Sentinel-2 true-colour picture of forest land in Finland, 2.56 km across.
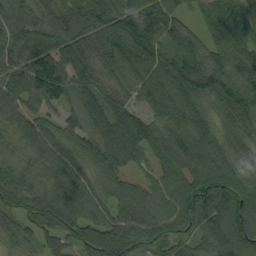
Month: September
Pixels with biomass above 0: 95%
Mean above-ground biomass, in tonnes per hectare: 100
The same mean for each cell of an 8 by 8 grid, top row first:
83 97 119 119 117 74 62 86
102 102 115 120 134 119 75 101
83 89 103 76 99 135 146 119
83 50 89 113 59 92 65 133
60 101 93 115 108 100 102 87
92 83 90 91 43 102 133 100
90 139 117 85 97 126 139 136
70 63 104 146 104 113 80 116
